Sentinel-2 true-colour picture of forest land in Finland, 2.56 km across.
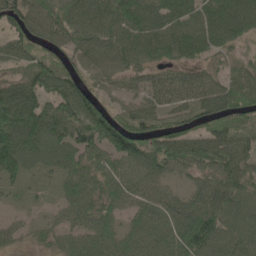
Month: May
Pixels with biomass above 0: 88%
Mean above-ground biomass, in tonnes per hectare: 76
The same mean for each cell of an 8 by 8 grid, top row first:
83 85 94 121 104 97 101 125
67 52 69 100 113 102 80 30
61 97 58 48 44 53 55 55
115 94 103 60 73 58 83 73
148 101 98 109 86 88 92 78
60 26 84 73 75 44 70 97
14 15 63 52 60 65 116 103
29 26 48 54 61 82 118 92
